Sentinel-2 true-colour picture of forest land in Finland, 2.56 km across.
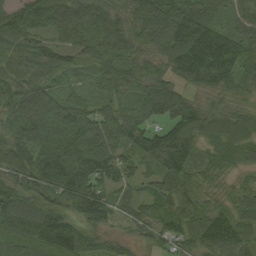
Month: September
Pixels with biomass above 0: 96%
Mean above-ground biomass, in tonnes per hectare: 96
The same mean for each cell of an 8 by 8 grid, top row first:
105 104 102 84 103 114 80 56
99 77 90 110 80 143 185 103
102 77 30 111 103 84 112 84
94 115 100 98 100 120 78 60
114 114 116 106 111 144 58 81
91 145 166 100 62 102 55 28
115 105 144 86 68 93 72 51
99 138 101 48 42 78 107 92
